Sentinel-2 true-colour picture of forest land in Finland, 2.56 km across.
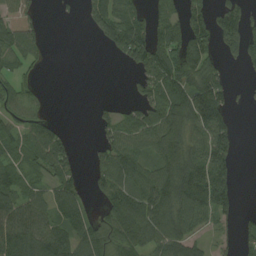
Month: August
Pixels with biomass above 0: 63%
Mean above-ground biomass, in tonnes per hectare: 71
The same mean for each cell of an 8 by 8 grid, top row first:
67 2 18 111 63 67 82 89
78 20 0 56 147 133 82 111
55 2 0 0 63 123 121 9
39 11 0 27 65 116 174 7
49 92 6 73 65 114 110 24
67 59 34 107 77 135 171 25
87 72 63 78 113 118 115 26
133 108 94 81 94 108 30 47
